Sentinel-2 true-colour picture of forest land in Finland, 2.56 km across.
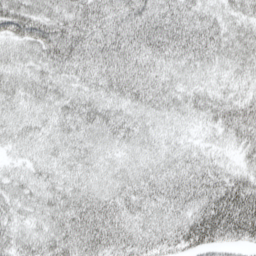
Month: April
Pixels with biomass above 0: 97%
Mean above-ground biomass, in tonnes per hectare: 45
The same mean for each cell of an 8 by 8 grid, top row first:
62 52 61 61 63 58 38 33
33 68 71 65 57 59 55 41
34 41 37 51 51 33 25 23
29 32 47 40 36 32 38 48
26 30 36 32 30 23 19 31
26 31 32 31 38 46 50 41
35 41 56 53 45 46 84 96
39 46 64 59 48 55 70 51
